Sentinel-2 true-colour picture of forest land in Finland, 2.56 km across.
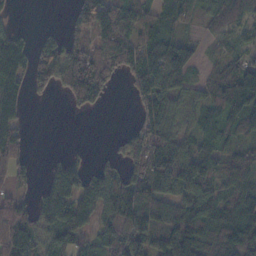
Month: November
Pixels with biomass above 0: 74%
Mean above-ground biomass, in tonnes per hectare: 82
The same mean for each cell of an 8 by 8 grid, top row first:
10 0 84 112 88 90 45 60
98 107 101 122 118 103 20 41
95 102 161 52 114 91 49 118
78 0 32 1 58 54 60 109
73 0 5 14 137 84 64 57
54 67 84 65 132 181 95 93
75 123 99 122 125 87 103 99
137 79 56 88 100 145 94 120
